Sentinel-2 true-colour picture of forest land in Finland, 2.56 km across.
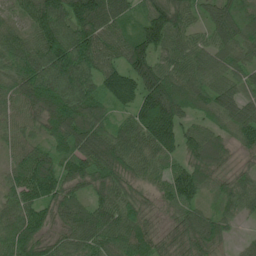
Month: June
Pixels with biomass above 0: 98%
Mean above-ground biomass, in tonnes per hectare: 99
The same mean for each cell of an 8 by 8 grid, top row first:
66 173 175 122 91 122 77 102
96 149 149 90 144 84 80 91
105 158 149 112 147 97 86 68
78 108 136 59 149 118 76 97
66 80 132 122 112 98 100 64
73 116 103 102 66 91 79 47
95 95 77 106 73 75 48 61
128 79 95 109 97 79 112 25
